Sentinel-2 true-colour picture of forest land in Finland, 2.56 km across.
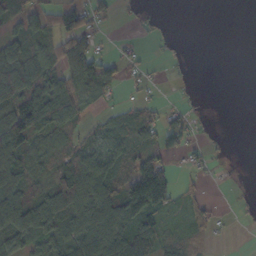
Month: October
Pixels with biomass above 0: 58%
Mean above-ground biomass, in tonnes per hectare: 46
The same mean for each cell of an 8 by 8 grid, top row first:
61 46 58 23 12 0 0 0
79 59 77 9 11 7 0 0
121 77 95 44 17 6 0 0
121 110 49 23 37 26 4 0
107 43 33 52 58 39 15 0
72 62 95 70 119 32 12 2
106 94 80 95 115 32 30 7
75 59 68 66 77 43 19 0
